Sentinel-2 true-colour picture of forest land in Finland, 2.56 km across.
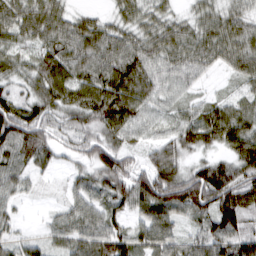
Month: March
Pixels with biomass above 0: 91%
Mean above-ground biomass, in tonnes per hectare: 68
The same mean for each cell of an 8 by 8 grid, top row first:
72 77 37 31 48 35 52 51
47 70 86 75 68 67 67 72
51 104 77 101 90 52 24 40
95 75 78 103 58 36 52 58
102 79 60 76 40 78 60 88
62 21 40 109 79 99 107 93
28 11 57 63 83 107 119 118
32 34 68 91 67 57 91 67
